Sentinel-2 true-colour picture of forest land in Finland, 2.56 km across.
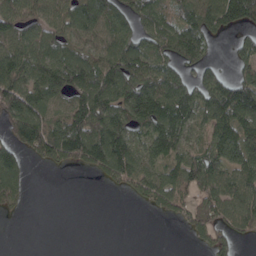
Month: April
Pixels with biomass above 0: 69%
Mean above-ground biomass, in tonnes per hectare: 86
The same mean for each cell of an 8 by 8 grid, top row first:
101 93 112 105 90 82 131 135
102 107 75 100 94 120 46 46
131 160 127 128 116 90 82 79
154 88 125 125 129 130 88 135
111 153 173 162 80 100 69 164
100 5 11 83 85 81 144 103
28 0 0 0 19 71 98 117
0 0 0 0 0 1 51 41
